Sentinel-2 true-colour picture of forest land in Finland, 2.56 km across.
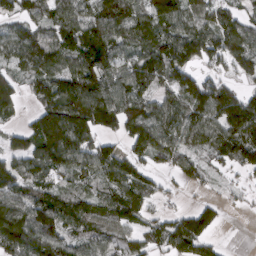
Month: March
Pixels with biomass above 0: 82%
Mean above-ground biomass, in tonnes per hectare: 98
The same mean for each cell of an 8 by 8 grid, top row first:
62 84 111 156 116 125 92 78
106 102 124 117 109 147 125 123
85 96 132 106 110 107 68 47
57 144 160 141 107 120 138 153
65 185 138 55 43 89 79 137
128 98 76 108 75 41 37 29
147 136 84 92 87 22 48 12
156 162 83 75 74 115 69 0
